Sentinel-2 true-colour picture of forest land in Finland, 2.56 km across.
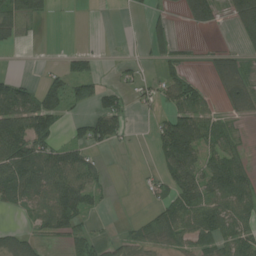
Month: July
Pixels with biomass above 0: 54%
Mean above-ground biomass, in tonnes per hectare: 56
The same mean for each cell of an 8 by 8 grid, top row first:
90 22 0 0 19 22 93 114
14 1 17 0 23 43 11 32
51 50 91 10 31 66 24 74
111 130 26 96 16 86 55 42
125 86 60 42 4 176 72 32
124 103 87 9 13 93 106 88
32 83 94 4 11 84 101 88
65 24 48 28 44 51 67 88
